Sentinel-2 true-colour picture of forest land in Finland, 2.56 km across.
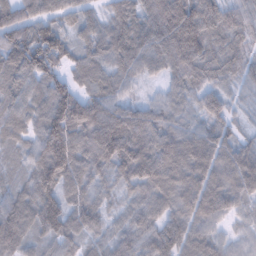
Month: February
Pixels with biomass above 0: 97%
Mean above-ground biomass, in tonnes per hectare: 90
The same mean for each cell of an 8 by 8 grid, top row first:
98 84 64 68 97 168 115 71
126 143 53 109 85 159 89 62
77 99 56 76 41 74 72 59
59 114 150 102 78 60 91 29
50 152 114 161 127 109 99 60
40 131 88 73 134 106 103 108
95 120 90 45 78 88 113 58
90 66 62 59 76 103 70 43
